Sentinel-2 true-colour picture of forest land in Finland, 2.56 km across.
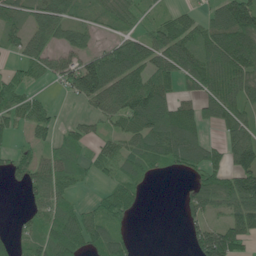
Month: June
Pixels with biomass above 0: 68%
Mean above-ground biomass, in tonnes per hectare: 72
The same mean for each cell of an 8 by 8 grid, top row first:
46 82 35 54 31 56 54 169
46 55 61 63 93 116 99 143
65 34 133 114 109 69 135 123
85 42 18 77 153 105 65 86
23 43 53 51 86 118 68 100
41 87 48 46 52 21 94 142
4 58 43 85 12 9 74 108
32 72 100 84 1 0 144 87
